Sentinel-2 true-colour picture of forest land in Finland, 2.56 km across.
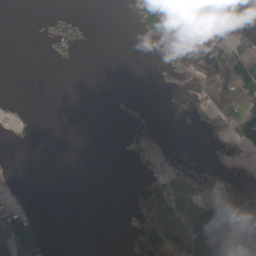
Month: May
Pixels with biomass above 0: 31%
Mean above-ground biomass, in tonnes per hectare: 39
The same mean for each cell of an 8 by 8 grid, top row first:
0 28 19 0 111 108 81 5
0 40 28 0 4 56 101 73
0 0 0 0 0 54 85 175
14 0 0 7 1 0 59 135
12 0 0 2 74 3 27 65
5 0 0 0 28 60 40 32
51 0 0 0 81 97 67 80
159 37 0 0 122 91 105 92
